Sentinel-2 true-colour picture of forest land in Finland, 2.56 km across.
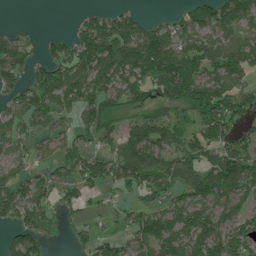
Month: July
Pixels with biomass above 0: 72%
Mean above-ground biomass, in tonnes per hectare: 85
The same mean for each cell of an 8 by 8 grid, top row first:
0 0 25 61 28 36 78 115
90 41 113 143 175 104 76 85
74 122 110 130 108 187 99 75
71 91 84 102 67 61 141 93
61 40 49 68 184 82 106 67
73 62 94 104 131 94 105 147
106 77 56 34 61 70 84 70
86 45 28 47 98 122 116 112
